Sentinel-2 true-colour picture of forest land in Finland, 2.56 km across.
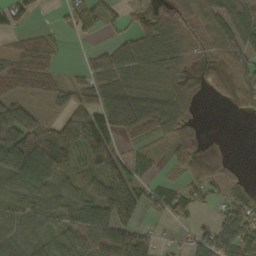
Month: October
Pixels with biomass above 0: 71%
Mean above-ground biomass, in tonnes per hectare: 55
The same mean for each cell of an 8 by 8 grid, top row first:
42 2 48 25 31 56 72 85
32 46 3 36 78 65 38 86
71 49 26 67 65 52 39 57
86 24 85 114 97 76 1 23
128 85 93 55 32 58 12 0
83 69 49 90 30 28 75 17
41 50 80 135 54 52 22 81
62 42 43 37 59 10 66 101
